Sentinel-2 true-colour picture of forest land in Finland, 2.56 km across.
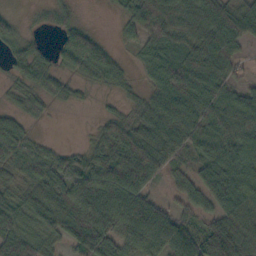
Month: October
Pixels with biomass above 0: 83%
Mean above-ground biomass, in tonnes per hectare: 58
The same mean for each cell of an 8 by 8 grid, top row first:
19 16 15 6 81 82 77 82
35 16 90 19 36 52 100 42
29 47 24 29 20 86 95 30
28 15 3 13 45 77 72 80
57 13 8 63 72 73 53 68
33 63 64 77 73 35 59 78
67 77 98 92 86 42 51 78
87 56 107 106 99 86 128 111
